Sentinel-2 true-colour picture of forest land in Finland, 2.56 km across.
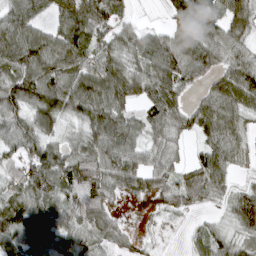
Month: April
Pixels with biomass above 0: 85%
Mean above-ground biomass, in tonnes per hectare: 69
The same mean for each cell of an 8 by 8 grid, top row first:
68 40 81 63 4 81 80 80
102 94 92 67 79 83 81 66
84 97 92 90 75 80 48 95
70 102 70 90 55 59 86 71
70 75 54 94 60 39 61 52
60 109 101 85 81 56 91 18
95 72 86 44 15 54 23 85
86 88 70 47 15 1 63 49
